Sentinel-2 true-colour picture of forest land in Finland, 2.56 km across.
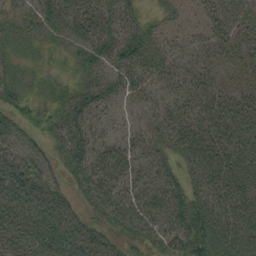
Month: September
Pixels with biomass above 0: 92%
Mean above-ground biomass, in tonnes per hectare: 48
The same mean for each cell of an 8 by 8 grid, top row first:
35 52 53 47 27 27 41 50
33 37 45 52 46 26 31 37
37 32 28 43 35 33 35 24
46 41 56 23 19 38 58 63
47 34 54 42 37 50 76 68
69 42 53 71 43 37 73 74
59 67 31 62 61 64 70 67
53 70 57 35 44 62 63 71
